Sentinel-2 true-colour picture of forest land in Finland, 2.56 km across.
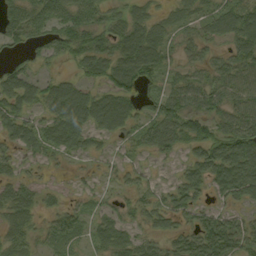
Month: September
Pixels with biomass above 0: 78%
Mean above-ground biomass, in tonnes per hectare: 48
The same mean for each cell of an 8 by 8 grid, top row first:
50 64 66 47 41 35 41 70
31 46 68 53 65 32 36 67
54 24 33 67 69 35 43 55
55 42 59 88 42 79 58 64
41 40 28 17 40 46 82 96
33 10 17 18 26 22 59 95
63 23 25 26 43 49 37 35
48 36 28 59 38 49 96 83
